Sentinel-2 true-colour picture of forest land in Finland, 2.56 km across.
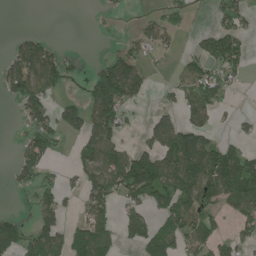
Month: June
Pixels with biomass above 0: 48%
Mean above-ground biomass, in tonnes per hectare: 63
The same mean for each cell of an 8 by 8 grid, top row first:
0 0 0 7 20 38 12 54
55 60 5 14 55 19 64 75
103 98 23 181 69 31 94 22
18 66 82 125 11 53 67 15
20 71 48 89 41 159 101 36
38 31 57 120 170 133 131 151
4 74 38 58 64 96 80 73
96 95 77 67 79 73 82 44
